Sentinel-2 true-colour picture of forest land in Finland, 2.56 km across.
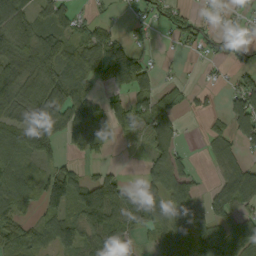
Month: September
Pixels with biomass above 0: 66%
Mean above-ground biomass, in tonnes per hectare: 62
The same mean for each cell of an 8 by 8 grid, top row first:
90 53 33 12 40 52 20 29
84 58 70 106 24 18 33 27
92 61 90 86 96 14 7 44
66 132 111 79 68 51 24 68
81 103 73 47 39 58 27 55
68 49 49 51 33 71 8 107
61 59 91 124 120 57 50 90
59 64 84 73 13 68 85 99
